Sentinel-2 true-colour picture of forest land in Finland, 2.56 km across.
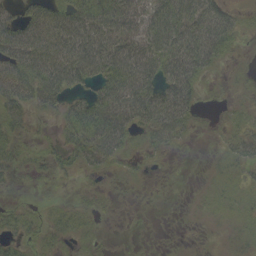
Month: September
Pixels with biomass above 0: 66%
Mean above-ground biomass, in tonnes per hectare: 32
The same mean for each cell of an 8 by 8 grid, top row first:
24 49 59 62 50 56 51 13
58 53 78 79 53 72 71 9
65 74 53 69 66 64 16 6
46 23 56 78 72 70 2 10
20 13 55 60 19 22 2 28
11 12 12 8 5 1 5 13
12 14 14 4 0 0 8 15
23 18 14 2 0 0 1 11
